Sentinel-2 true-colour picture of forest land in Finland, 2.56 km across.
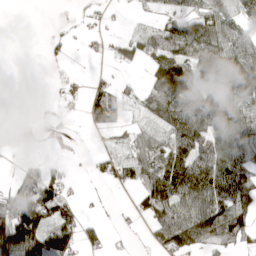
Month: April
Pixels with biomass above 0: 58%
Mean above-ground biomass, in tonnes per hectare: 59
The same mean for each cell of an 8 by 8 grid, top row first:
0 0 8 5 8 55 85 60
0 10 3 19 56 97 124 97
0 3 3 20 29 175 97 152
3 7 9 57 38 109 133 80
21 13 3 18 50 84 80 109
31 72 3 31 76 112 122 157
126 129 34 4 55 87 122 101
179 113 70 7 5 86 76 56
